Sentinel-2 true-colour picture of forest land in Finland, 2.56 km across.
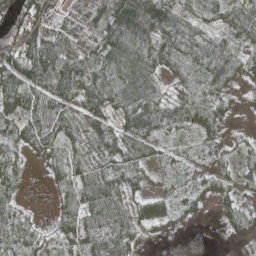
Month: May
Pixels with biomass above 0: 87%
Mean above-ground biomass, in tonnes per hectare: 62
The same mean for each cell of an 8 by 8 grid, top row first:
94 74 77 148 145 80 45 79
96 114 65 110 102 78 72 56
100 101 100 74 86 32 61 33
61 93 79 83 106 68 69 15
45 69 54 70 65 30 31 18
38 31 83 69 35 31 43 41
35 5 73 89 44 34 18 49
58 30 59 67 18 3 0 17
